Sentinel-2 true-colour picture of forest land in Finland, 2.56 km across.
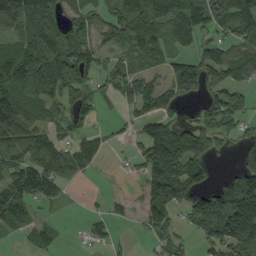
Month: September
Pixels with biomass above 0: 67%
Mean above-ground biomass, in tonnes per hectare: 70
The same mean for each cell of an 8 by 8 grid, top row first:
125 92 69 63 96 78 72 101
77 110 87 47 87 39 53 66
115 114 81 50 69 105 80 64
125 51 62 6 65 28 50 56
73 65 56 18 71 151 82 39
95 105 28 4 68 137 45 95
100 16 3 10 60 70 147 170
17 51 11 27 10 40 63 155
